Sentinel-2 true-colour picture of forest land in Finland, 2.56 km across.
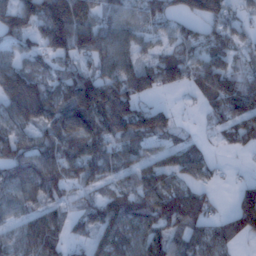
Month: January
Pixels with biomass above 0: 80%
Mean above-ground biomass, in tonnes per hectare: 79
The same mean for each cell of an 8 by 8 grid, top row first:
101 147 150 59 57 51 79 34
51 77 103 98 48 77 77 41
133 66 120 116 86 69 104 80
101 98 178 156 101 25 38 102
71 75 108 79 63 45 18 40
82 104 82 52 83 72 40 10
64 74 42 101 105 113 51 95
55 100 32 104 98 65 76 41
